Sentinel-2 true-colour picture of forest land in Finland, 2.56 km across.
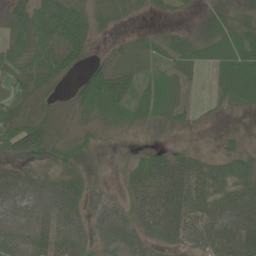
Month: June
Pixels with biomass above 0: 82%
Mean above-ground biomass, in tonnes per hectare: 44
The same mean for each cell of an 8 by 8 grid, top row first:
49 98 76 32 9 10 31 27
55 76 76 15 23 36 52 81
52 56 43 84 33 40 10 64
49 31 38 45 42 42 8 11
69 47 34 10 14 14 7 21
28 26 37 9 63 87 59 58
39 48 38 33 40 93 55 60
26 47 37 39 36 57 79 99
